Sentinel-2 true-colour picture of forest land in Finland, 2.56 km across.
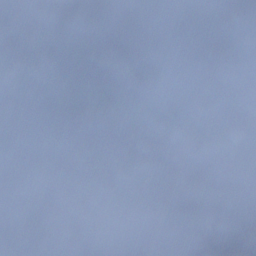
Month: December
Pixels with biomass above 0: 67%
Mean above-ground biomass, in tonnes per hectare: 75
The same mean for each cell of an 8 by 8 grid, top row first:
0 118 113 73 89 110 166 175
0 66 72 99 94 40 79 113
48 4 53 122 101 92 67 59
33 1 80 95 80 89 36 79
59 90 54 74 159 126 23 29
57 59 82 115 147 125 63 17
63 79 40 35 72 99 38 16
51 87 64 91 63 78 110 61
